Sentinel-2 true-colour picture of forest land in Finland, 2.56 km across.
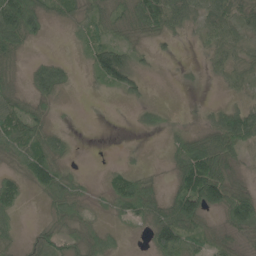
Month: June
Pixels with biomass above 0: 67%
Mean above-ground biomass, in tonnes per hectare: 40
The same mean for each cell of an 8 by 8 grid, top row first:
119 43 34 43 109 56 53 52
52 1 17 64 19 10 29 38
21 61 5 66 22 2 9 33
63 23 1 1 14 3 12 65
61 58 1 0 0 30 56 79
32 74 15 31 24 47 136 28
35 21 28 23 63 81 81 112
23 47 44 21 10 104 38 26
